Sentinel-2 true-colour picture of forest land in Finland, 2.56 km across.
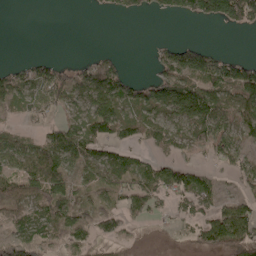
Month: May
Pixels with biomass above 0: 58%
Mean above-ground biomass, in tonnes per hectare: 48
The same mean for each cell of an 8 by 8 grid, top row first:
0 0 0 15 18 37 70 91
0 0 0 6 1 63 33 0
54 78 56 92 25 107 93 104
26 36 39 86 56 80 102 76
49 69 85 60 37 39 58 51
66 96 34 76 68 92 32 44
39 48 39 30 57 38 46 60
38 34 19 22 2 5 91 110
